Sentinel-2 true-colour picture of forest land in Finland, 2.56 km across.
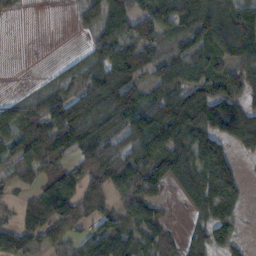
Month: November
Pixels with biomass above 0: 76%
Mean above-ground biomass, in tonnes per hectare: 88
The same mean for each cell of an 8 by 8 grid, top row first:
10 0 29 80 102 155 115 126
0 0 12 113 96 65 108 126
0 20 67 114 78 99 143 111
66 102 106 165 128 177 180 129
98 143 132 102 109 126 128 80
62 81 82 94 109 116 156 68
31 91 90 41 69 7 148 65
104 60 42 100 74 28 96 49
